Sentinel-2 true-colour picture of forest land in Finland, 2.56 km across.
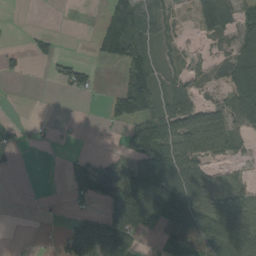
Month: August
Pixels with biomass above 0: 52%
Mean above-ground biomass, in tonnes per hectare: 58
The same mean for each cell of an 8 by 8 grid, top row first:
0 0 0 112 132 23 109 53
10 23 0 118 63 30 11 71
7 8 48 2 106 46 24 105
0 1 0 40 95 84 50 66
29 10 4 2 170 79 58 27
4 0 64 134 178 120 41 11
0 0 13 101 170 130 76 78
2 1 195 194 30 104 122 104
